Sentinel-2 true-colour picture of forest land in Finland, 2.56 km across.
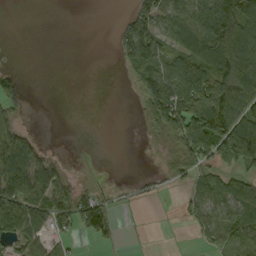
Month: September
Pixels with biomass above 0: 49%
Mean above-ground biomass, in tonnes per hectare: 57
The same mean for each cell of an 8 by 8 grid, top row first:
0 0 0 1 72 83 136 182
0 0 0 11 129 73 121 168
37 0 0 0 87 114 165 141
38 0 0 0 43 134 180 97
119 6 0 0 3 56 108 197
120 86 8 4 8 32 49 49
122 87 96 41 5 9 73 80
62 50 18 25 1 0 40 72
